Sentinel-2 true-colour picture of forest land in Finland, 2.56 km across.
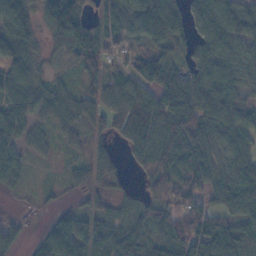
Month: November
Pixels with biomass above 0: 85%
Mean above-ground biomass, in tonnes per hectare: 58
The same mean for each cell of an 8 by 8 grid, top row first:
80 76 67 59 88 69 91 90
86 21 75 44 39 46 76 70
79 32 36 45 78 83 66 43
61 46 48 54 76 102 72 54
56 21 22 36 58 90 61 50
38 4 25 34 39 58 56 67
3 11 27 39 67 47 55 69
34 59 101 92 87 80 91 92
